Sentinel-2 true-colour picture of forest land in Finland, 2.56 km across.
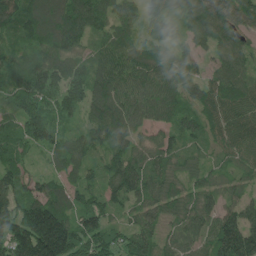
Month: June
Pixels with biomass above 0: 95%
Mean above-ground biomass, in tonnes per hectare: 109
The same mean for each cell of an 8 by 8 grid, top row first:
141 149 149 94 100 108 125 124
81 116 92 101 87 101 68 77
99 141 125 137 107 114 85 93
81 119 76 156 96 93 99 95
90 101 80 111 74 79 68 100
116 67 77 96 112 90 55 50
141 180 107 81 88 94 101 107
203 306 138 111 135 76 102 207
